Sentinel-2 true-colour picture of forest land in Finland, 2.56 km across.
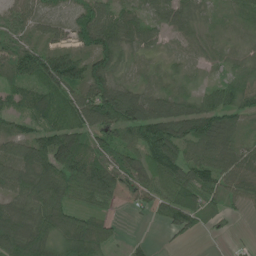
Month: June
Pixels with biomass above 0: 87%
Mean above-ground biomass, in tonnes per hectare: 68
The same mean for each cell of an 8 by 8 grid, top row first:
60 55 75 76 53 60 29 40
76 59 66 90 42 26 40 25
57 110 96 97 30 31 22 59
49 89 96 129 104 91 97 71
70 106 111 77 101 109 93 53
77 120 123 93 82 96 78 74
54 100 62 26 27 99 45 24
96 75 115 39 9 15 4 3
